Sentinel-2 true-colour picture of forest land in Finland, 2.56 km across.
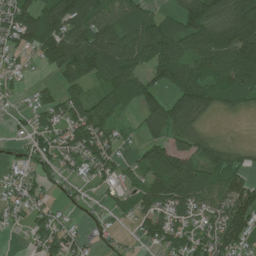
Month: July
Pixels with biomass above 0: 73%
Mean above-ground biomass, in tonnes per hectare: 82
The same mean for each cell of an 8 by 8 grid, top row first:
105 130 130 95 81 66 136 172
73 125 136 147 132 132 167 184
22 14 74 109 99 123 97 118
19 67 84 86 73 107 52 31
20 69 97 69 58 69 68 21
42 53 41 52 68 158 98 97
51 43 21 34 93 88 61 152
2 70 37 19 39 82 73 109
